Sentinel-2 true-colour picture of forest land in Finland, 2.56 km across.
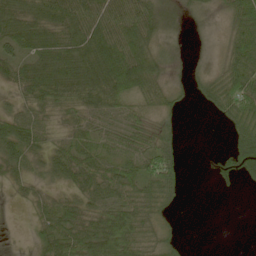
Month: May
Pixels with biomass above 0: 74%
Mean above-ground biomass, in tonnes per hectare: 47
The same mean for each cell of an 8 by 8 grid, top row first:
64 74 99 81 66 5 8 64
52 68 79 91 74 8 4 57
46 86 90 106 83 13 29 72
34 43 50 65 42 22 13 61
65 33 49 52 56 29 0 50
28 29 58 62 68 42 3 32
3 30 50 78 67 14 0 0
0 53 80 131 58 19 0 0
